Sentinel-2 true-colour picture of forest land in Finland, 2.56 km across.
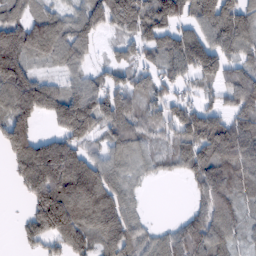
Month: February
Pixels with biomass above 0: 80%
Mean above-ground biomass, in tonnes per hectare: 105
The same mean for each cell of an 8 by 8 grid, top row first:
69 84 87 137 139 97 150 127
153 125 112 30 82 141 152 88
167 57 68 73 78 80 51 109
145 93 212 92 97 91 99 102
177 111 99 108 82 97 135 149
73 244 161 100 35 28 121 109
2 257 169 161 24 1 118 65
21 85 116 119 67 105 146 44
